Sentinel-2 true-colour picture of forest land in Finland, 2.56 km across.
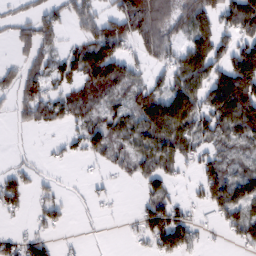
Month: February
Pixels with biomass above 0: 61%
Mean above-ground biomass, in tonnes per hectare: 69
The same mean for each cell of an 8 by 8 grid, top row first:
30 57 81 84 184 98 94 124
42 69 66 130 63 56 122 99
67 85 83 118 45 79 118 180
45 79 66 57 113 140 112 147
3 12 54 74 76 100 62 57
55 12 4 25 65 33 83 74
44 46 6 9 57 68 47 100
42 39 6 2 46 114 11 38
